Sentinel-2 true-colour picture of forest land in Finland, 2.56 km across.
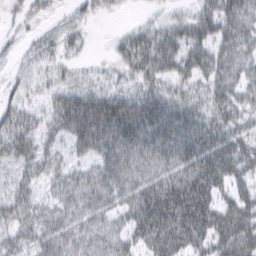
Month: March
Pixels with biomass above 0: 86%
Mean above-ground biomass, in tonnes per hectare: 48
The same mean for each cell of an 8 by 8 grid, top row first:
19 20 19 7 9 24 58 59
11 25 19 17 62 64 62 47
18 20 16 18 41 48 48 41
40 31 83 83 84 73 48 48
48 27 44 69 73 88 78 50
31 34 35 53 52 67 87 49
44 31 48 41 82 104 74 62
35 44 45 45 55 81 62 71
